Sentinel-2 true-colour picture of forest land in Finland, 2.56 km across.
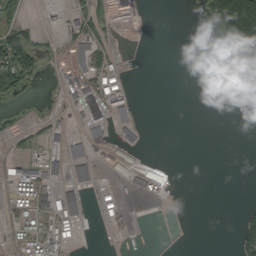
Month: September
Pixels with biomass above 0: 25%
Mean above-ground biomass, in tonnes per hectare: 22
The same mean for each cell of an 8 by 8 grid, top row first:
24 5 22 4 0 0 41 247
99 9 48 12 0 0 3 92
60 3 40 47 0 0 0 2
7 10 34 62 1 0 0 0
8 24 42 25 10 0 0 0
30 45 28 26 52 5 0 0
30 41 52 18 0 0 0 7
16 36 15 1 0 0 0 41
